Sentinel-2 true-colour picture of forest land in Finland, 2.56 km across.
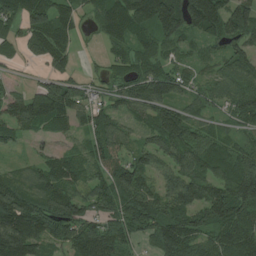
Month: July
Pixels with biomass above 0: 87%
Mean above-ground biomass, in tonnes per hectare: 93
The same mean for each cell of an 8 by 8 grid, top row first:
89 129 51 130 142 168 189 119
49 135 20 50 66 54 44 84
18 75 50 54 105 92 48 95
91 141 81 63 71 105 48 95
41 30 39 97 62 135 92 59
60 104 82 96 86 102 112 146
168 121 93 88 121 111 144 137
179 85 110 108 48 131 80 120
